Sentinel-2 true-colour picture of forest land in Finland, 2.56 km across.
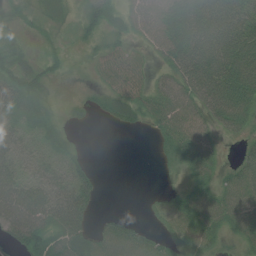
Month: July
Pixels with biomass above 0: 78%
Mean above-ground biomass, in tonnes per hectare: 41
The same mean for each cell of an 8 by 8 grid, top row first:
32 34 28 38 38 57 86 63
40 13 12 35 17 58 84 79
64 33 7 40 29 46 86 87
49 27 12 32 40 52 46 71
40 28 11 0 0 46 30 19
42 36 51 0 0 12 34 70
64 61 61 2 6 36 57 71
33 71 71 66 47 43 48 36
